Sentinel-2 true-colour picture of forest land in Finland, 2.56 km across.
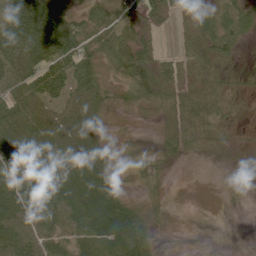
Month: June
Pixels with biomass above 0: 82%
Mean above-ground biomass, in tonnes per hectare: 45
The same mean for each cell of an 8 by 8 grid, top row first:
95 112 42 47 44 21 24 34
88 111 71 47 42 15 40 21
60 98 56 18 58 42 42 17
56 50 64 18 15 28 46 12
57 69 71 13 6 26 21 10
82 74 76 35 15 2 6 6
101 110 75 78 21 2 3 2
77 72 77 112 65 3 1 0
